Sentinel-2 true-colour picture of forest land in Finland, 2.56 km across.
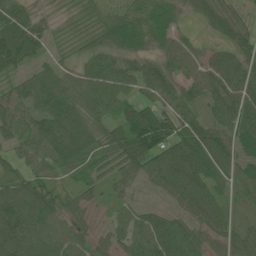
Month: June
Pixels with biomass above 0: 91%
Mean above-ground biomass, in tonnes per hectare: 61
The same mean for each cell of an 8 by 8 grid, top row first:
64 16 16 35 57 38 72 47
105 32 20 45 43 63 23 60
32 59 52 85 80 61 73 75
61 66 69 55 90 72 42 91
43 84 95 71 124 102 90 55
47 42 40 48 53 97 78 55
110 92 45 27 26 34 72 24
109 77 48 45 80 90 50 56
